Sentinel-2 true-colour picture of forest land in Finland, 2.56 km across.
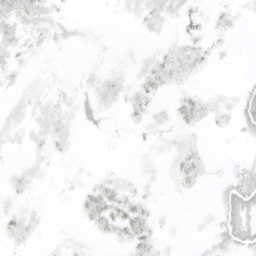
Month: April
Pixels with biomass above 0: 50%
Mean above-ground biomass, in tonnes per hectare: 7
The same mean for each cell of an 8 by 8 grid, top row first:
24 12 2 1 9 9 6 5
11 5 2 2 3 9 8 1
4 4 3 9 14 12 1 2
6 9 10 5 9 11 10 16
4 9 1 1 3 6 2 2
6 3 3 5 4 7 3 13
6 2 9 17 8 1 2 24
7 2 3 8 11 1 5 17
